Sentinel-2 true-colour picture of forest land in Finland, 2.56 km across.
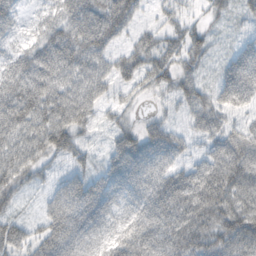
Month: October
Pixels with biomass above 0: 89%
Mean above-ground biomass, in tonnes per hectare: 62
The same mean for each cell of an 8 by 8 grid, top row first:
39 44 79 88 22 36 26 27
28 74 79 42 58 55 42 33
78 87 71 48 60 65 23 72
98 91 79 29 17 27 62 32
83 92 43 40 75 56 35 64
83 29 45 76 75 67 84 92
31 51 104 52 67 93 89 92
71 96 76 49 84 90 75 86
